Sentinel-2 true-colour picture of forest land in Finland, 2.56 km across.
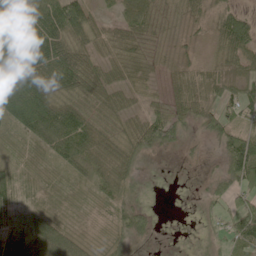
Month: June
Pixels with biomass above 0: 81%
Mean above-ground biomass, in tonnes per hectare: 51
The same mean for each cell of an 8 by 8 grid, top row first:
91 104 96 18 69 39 45 53
128 113 63 51 54 27 22 63
98 91 99 37 31 50 51 47
75 82 62 43 27 52 42 43
15 43 71 48 80 55 19 88
31 14 23 49 6 0 16 90
68 30 12 29 30 0 13 67
124 126 32 30 23 0 8 64
